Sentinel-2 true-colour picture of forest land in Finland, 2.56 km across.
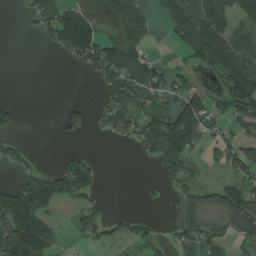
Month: August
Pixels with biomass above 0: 50%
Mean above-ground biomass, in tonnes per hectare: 59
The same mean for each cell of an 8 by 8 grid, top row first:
5 80 110 94 55 89 117 75
0 28 153 98 60 25 141 74
0 0 5 86 92 46 14 107
35 0 41 118 86 119 96 88
38 0 9 4 78 168 42 77
38 66 90 0 4 64 5 59
127 54 53 5 8 10 40 93
161 103 13 27 51 35 65 46
